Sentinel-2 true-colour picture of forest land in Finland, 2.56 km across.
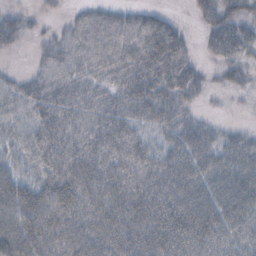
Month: October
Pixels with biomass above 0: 86%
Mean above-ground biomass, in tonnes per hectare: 41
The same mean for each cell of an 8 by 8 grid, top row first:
20 8 22 31 32 9 35 42
14 27 44 48 53 50 25 44
20 41 40 35 55 55 17 22
24 48 37 43 41 39 7 2
17 47 48 49 34 40 45 38
34 40 55 54 52 60 57 54
56 57 44 59 64 68 61 57
59 42 46 51 62 67 55 35
